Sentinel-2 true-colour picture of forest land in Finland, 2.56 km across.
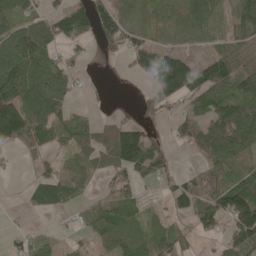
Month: May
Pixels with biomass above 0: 69%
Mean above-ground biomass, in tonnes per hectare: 71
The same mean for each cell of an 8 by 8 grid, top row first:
77 65 105 110 42 71 107 90
127 85 22 49 96 63 49 58
120 85 22 2 58 213 125 100
161 112 17 18 31 39 82 106
71 61 77 143 137 29 112 97
9 51 84 66 69 42 61 70
4 37 40 77 28 42 81 156
30 28 18 69 64 49 20 108
